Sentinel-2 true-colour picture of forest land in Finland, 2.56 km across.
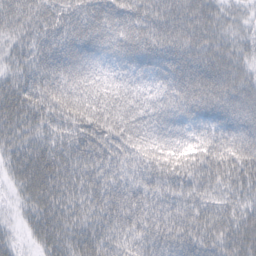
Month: February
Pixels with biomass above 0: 97%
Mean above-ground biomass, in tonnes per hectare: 56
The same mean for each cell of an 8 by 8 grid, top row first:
63 58 58 68 68 62 45 27
44 57 62 62 72 68 51 37
53 69 59 40 48 74 73 52
67 63 73 65 53 64 48 62
52 56 63 67 61 57 57 63
39 70 59 52 54 56 55 51
21 63 53 72 66 59 46 41
19 51 59 47 54 67 50 55
